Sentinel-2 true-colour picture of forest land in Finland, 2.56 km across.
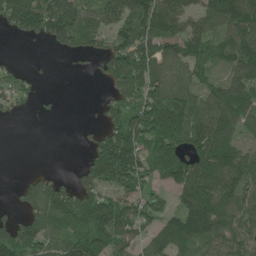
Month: June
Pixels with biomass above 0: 72%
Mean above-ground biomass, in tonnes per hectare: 95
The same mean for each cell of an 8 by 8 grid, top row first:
158 157 123 86 131 115 94 151
0 28 78 80 111 101 90 127
72 4 4 99 127 113 69 131
33 11 0 78 129 129 108 116
0 0 12 152 127 138 149 67
8 44 64 136 109 151 152 117
34 122 156 137 79 66 152 104
136 101 163 141 68 148 106 82
